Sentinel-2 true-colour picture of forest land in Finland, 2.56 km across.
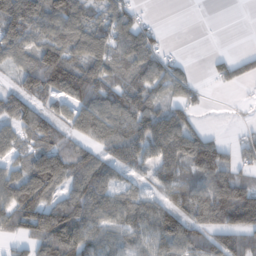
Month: February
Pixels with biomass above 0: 76%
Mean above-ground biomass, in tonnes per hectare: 84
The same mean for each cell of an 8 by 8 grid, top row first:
159 120 86 104 29 0 0 0
101 112 97 92 114 10 1 7
49 147 115 70 88 92 26 57
100 70 95 104 109 93 11 4
64 85 63 82 101 129 106 55
82 166 95 59 37 79 117 72
115 114 107 105 100 100 142 175
51 128 125 79 86 137 70 81
